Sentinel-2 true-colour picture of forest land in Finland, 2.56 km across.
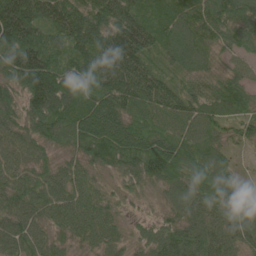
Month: June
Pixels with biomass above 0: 99%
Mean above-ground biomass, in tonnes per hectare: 94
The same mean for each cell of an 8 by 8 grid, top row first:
224 124 123 132 98 108 119 102
177 125 120 178 134 95 75 67
114 167 109 141 147 55 69 62
84 132 95 127 92 92 95 82
66 70 80 128 125 96 71 44
65 60 60 55 109 85 83 36
77 73 80 63 28 73 83 99
81 56 46 59 52 109 94 78
